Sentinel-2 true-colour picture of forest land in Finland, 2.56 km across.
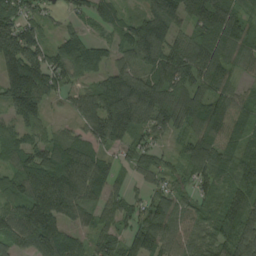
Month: August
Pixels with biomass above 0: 90%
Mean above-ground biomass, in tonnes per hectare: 102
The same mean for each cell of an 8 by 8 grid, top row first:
115 50 54 76 86 102 158 97
179 83 128 65 147 99 123 125
186 126 73 95 107 119 114 57
119 45 79 170 129 123 127 101
91 81 104 99 83 37 123 83
108 138 128 66 68 64 115 92
106 158 95 79 73 98 68 125
96 157 50 87 140 99 59 134
